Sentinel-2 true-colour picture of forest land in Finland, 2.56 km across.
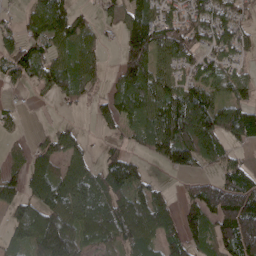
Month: April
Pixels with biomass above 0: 73%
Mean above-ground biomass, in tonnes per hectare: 84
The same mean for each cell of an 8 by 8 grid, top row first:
29 145 55 40 110 59 99 62
84 78 97 6 150 108 65 51
45 89 98 38 138 70 83 59
23 1 14 86 110 143 146 118
18 67 55 26 50 159 118 48
58 116 115 96 48 21 42 109
73 129 122 99 108 62 119 175
66 187 103 70 103 80 75 174
